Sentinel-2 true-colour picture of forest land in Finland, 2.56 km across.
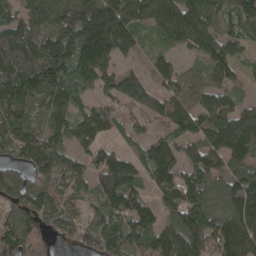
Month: April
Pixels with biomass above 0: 89%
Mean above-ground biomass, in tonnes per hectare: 134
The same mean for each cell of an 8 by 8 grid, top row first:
100 153 206 193 140 204 118 146
213 185 203 172 55 70 125 66
184 174 129 126 125 111 86 50
151 122 86 75 125 139 129 113
139 141 114 61 66 106 131 174
96 129 144 199 89 151 136 152
121 142 77 160 119 167 159 176
155 72 78 151 140 191 202 165
